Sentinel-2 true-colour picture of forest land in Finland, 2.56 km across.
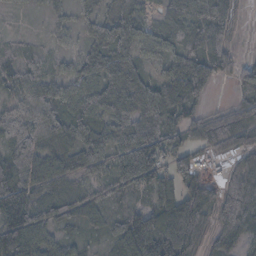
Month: November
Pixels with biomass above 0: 88%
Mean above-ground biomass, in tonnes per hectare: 63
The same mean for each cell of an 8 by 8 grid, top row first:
11 20 22 41 28 55 78 30
26 18 22 93 35 40 79 14
50 57 59 92 57 79 77 43
45 74 75 86 99 66 37 55
76 59 69 93 163 68 57 39
92 72 41 73 120 86 40 65
120 57 45 36 54 106 85 105
108 44 26 36 119 106 46 46
